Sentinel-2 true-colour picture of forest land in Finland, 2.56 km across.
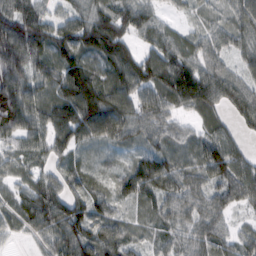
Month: February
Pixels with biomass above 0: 91%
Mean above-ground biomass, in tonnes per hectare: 70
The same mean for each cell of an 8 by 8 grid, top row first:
93 55 63 85 61 19 36 68
114 86 94 114 49 69 59 49
94 73 123 81 99 115 91 58
132 81 132 121 81 46 53 64
55 69 69 51 48 44 69 39
42 48 52 39 94 70 63 74
59 102 82 59 40 60 66 43
20 59 96 83 39 49 74 51
